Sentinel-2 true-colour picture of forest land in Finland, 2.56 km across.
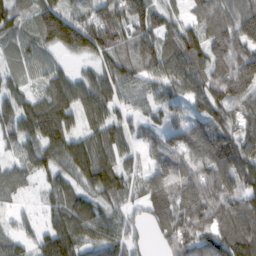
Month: February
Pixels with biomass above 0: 90%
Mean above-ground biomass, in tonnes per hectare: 93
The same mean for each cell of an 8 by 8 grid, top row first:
93 149 84 131 124 48 105 134
65 69 121 109 87 89 101 134
47 73 70 101 74 93 99 132
112 149 105 83 56 57 96 72
71 127 93 111 57 94 127 101
70 64 87 108 63 101 117 108
27 57 114 76 56 129 114 97
61 111 110 102 24 108 87 137
